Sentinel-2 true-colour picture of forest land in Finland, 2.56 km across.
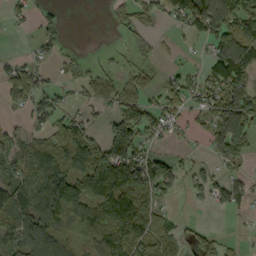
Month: September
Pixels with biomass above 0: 62%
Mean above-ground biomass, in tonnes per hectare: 72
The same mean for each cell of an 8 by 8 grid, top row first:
25 21 0 22 48 79 149 179
1 30 4 8 17 8 33 179
64 25 34 53 48 41 68 94
18 86 43 55 90 48 84 147
83 92 131 149 62 21 37 119
88 164 108 190 146 67 48 40
128 148 86 120 99 13 20 34
114 126 52 102 105 65 40 12
